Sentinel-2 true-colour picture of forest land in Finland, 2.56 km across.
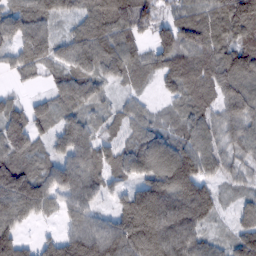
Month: February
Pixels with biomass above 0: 92%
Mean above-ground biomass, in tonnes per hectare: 87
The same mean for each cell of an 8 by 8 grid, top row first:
89 80 62 119 93 72 98 151
71 90 96 113 49 147 111 105
26 40 109 57 51 91 104 124
71 74 70 43 50 50 71 102
107 53 96 57 88 86 82 72
106 86 101 63 79 150 71 43
115 54 80 44 162 148 100 50
98 46 126 131 142 122 58 77
